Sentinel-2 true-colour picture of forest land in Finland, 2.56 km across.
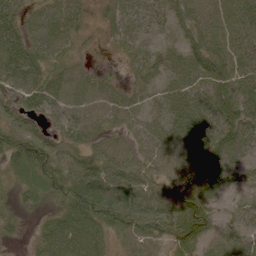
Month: June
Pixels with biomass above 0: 91%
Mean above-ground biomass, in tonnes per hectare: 59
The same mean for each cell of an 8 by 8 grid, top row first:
52 59 42 35 51 46 57 74
74 66 20 18 29 39 69 63
67 64 54 25 32 54 80 75
48 47 55 55 41 77 96 83
71 71 55 48 51 74 92 73
30 72 80 76 61 57 87 45
27 26 101 103 84 79 63 36
13 63 98 43 65 65 55 62
